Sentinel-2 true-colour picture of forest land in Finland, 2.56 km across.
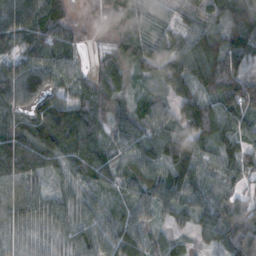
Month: November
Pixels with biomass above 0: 95%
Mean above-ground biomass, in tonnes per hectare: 77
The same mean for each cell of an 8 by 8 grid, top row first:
101 87 24 41 47 43 66 145
52 86 31 42 84 89 137 115
104 74 48 60 45 117 137 112
49 97 85 48 68 71 116 100
99 129 108 58 99 104 87 78
86 48 63 64 76 98 59 54
87 71 75 57 80 60 70 70
69 46 83 95 67 40 38 105
